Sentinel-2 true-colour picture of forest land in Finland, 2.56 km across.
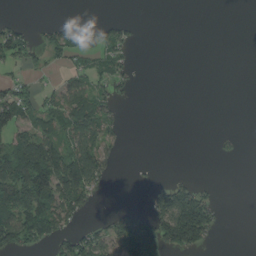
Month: August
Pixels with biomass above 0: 35%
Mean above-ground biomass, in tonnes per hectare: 45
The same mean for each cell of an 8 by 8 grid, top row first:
4 0 5 6 1 0 0 0
74 62 69 71 3 0 0 0
37 8 41 64 1 0 0 0
101 55 87 35 0 0 0 0
79 95 86 36 0 0 1 11
120 144 155 30 3 12 0 0
106 105 78 8 17 172 110 0
106 80 77 80 209 163 56 0
